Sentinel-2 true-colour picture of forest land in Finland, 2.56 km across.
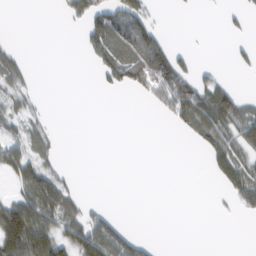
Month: February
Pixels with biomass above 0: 34%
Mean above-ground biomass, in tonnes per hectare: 32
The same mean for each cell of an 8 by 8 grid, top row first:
0 0 42 78 57 1 0 12
14 0 13 92 100 22 0 13
42 0 0 36 81 106 33 3
34 8 0 0 2 82 96 67
43 34 0 0 0 0 55 48
57 56 4 0 0 0 12 71
85 88 35 7 0 0 1 24
109 81 77 88 22 0 0 0
